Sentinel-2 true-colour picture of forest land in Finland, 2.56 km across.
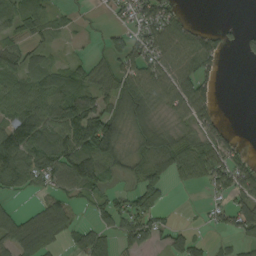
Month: September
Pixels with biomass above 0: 64%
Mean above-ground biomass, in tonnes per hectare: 52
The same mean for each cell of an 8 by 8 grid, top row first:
58 40 12 18 58 37 0 0
48 31 6 42 60 78 68 28
54 67 54 26 74 88 39 0
67 76 114 57 72 46 51 0
43 95 108 105 63 62 69 22
85 70 126 46 68 44 69 61
19 55 25 54 75 3 18 79
72 58 49 52 58 32 21 43
